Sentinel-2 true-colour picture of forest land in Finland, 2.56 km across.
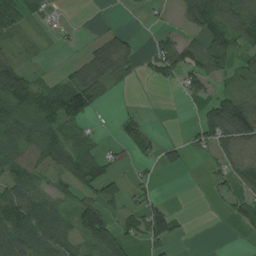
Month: August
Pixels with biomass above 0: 55%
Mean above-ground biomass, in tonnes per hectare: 44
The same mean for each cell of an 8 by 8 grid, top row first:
47 11 0 1 6 19 103 92
21 4 8 57 11 76 78 40
119 21 53 48 12 35 58 26
59 63 94 3 7 0 48 115
75 96 44 10 36 27 47 64
70 43 74 34 6 4 14 39
113 74 74 39 52 14 2 37
91 83 57 71 41 29 0 2
